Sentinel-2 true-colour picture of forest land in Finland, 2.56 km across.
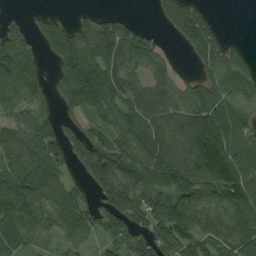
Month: August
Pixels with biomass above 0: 78%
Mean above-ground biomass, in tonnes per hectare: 90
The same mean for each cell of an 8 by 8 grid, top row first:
17 31 25 33 2 100 51 0
115 62 132 134 114 24 121 28
101 49 164 134 71 85 73 82
47 33 76 94 110 97 162 77
83 104 107 98 138 116 217 124
78 109 50 156 93 146 147 135
114 81 97 98 77 155 94 125
53 22 41 76 69 100 87 113
